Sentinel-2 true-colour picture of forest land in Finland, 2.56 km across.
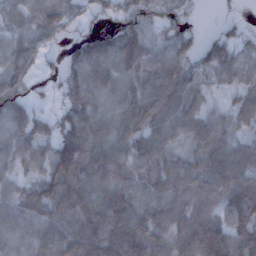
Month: December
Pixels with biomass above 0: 88%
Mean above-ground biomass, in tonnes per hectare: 91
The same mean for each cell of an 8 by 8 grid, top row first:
52 96 46 46 89 77 1 9
77 44 93 134 134 111 65 64
81 30 111 94 94 114 50 52
96 37 117 81 121 110 59 70
89 74 161 100 99 57 92 67
51 97 174 99 95 93 94 104
80 121 137 130 96 98 75 174
69 99 161 153 136 86 129 106
